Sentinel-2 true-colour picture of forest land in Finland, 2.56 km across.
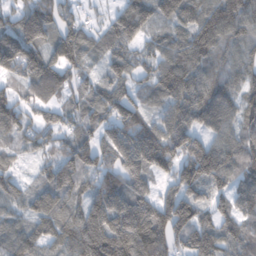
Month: February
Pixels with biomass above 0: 92%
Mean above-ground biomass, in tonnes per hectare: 127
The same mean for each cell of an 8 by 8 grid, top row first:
90 149 60 61 113 107 140 150
164 124 152 94 68 127 146 107
78 155 90 109 71 175 127 107
128 81 85 132 81 148 172 123
66 90 113 131 193 154 111 141
66 93 136 126 119 127 155 116
81 133 124 217 181 112 115 110
128 111 215 278 235 136 163 116
